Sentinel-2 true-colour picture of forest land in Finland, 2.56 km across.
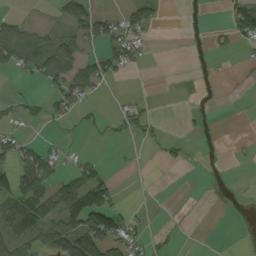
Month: September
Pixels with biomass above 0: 31%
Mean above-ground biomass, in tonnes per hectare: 26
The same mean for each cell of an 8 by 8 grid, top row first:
15 4 52 22 54 0 2 63
91 53 29 49 19 0 6 14
8 41 60 25 0 0 1 5
14 23 23 7 19 0 5 0
43 14 3 5 8 13 0 5
68 56 56 18 0 0 1 0
69 71 131 70 3 2 1 0
68 55 115 71 24 8 0 0
